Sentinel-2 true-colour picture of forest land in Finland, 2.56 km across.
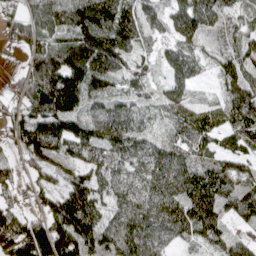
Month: April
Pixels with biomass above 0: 90%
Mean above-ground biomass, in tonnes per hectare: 110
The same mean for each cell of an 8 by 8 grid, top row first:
59 112 140 159 96 89 122 78
43 115 190 186 48 76 57 103
48 182 177 99 64 76 22 129
72 169 111 95 55 71 58 136
76 165 144 119 78 94 76 91
68 63 103 92 99 147 144 127
88 98 225 83 124 158 163 114
194 192 185 124 131 78 99 76
